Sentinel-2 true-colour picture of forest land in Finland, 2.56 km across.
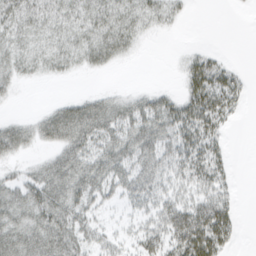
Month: March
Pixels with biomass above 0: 65%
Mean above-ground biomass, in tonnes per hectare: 28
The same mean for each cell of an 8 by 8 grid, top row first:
33 31 28 34 27 13 0 0
24 25 29 34 4 1 7 0
19 7 2 1 0 5 56 18
2 18 39 39 45 45 54 12
38 23 45 41 45 44 40 0
17 42 45 41 46 33 42 3
39 52 40 13 25 48 53 11
44 52 36 17 30 55 68 7
